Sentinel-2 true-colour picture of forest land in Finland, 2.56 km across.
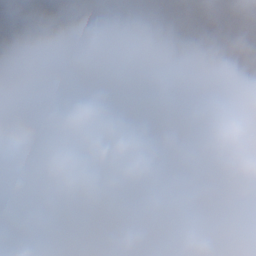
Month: November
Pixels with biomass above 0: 40%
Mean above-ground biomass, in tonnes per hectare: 37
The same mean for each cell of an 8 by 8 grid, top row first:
88 139 60 76 118 12 40 3
52 54 43 109 80 59 0 28
74 43 63 59 109 56 0 0
29 69 52 54 96 57 3 0
0 22 49 36 61 91 0 0
0 0 1 30 95 26 0 0
0 0 0 37 71 14 0 0
0 0 0 28 72 0 0 0
